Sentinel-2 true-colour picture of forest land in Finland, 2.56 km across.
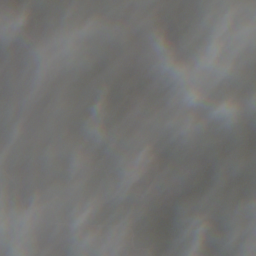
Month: October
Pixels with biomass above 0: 75%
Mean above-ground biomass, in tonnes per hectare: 41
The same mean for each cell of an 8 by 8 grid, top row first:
12 59 56 38 16 48 68 63
0 31 85 32 5 22 57 50
5 4 41 25 12 14 45 76
36 16 52 49 17 9 37 72
42 19 27 43 13 36 51 80
30 59 25 42 6 24 69 79
53 22 39 40 43 54 81 86
63 6 34 37 38 73 69 71
